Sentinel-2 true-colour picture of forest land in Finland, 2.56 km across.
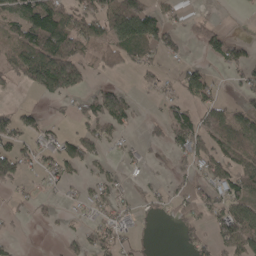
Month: April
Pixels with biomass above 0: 49%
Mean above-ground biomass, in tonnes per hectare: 48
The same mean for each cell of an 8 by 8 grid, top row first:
81 135 71 91 107 26 15 3
59 135 78 63 86 41 39 43
35 132 64 13 20 32 47 38
41 12 34 88 6 43 67 46
56 47 57 25 22 56 63 80
65 31 25 24 11 21 65 79
13 9 18 43 21 31 62 83
11 0 27 54 13 9 40 92
